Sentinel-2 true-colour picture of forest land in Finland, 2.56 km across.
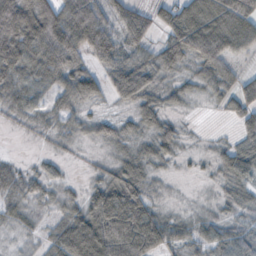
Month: October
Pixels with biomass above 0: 80%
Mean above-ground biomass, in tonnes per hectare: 51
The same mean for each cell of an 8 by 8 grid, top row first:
106 88 121 32 10 73 100 115
97 93 88 76 27 78 101 53
56 42 97 65 80 31 43 34
35 34 34 14 49 21 5 46
1 11 17 28 25 37 7 47
33 29 6 50 44 8 9 56
29 16 50 120 73 8 11 35
13 32 131 121 111 42 45 61
